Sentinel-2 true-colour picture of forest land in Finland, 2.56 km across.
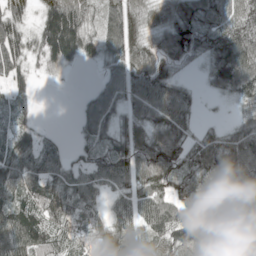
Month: May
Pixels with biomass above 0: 86%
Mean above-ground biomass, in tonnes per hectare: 84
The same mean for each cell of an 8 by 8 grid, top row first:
77 97 96 79 84 74 66 98
95 105 102 75 91 101 76 139
73 16 1 79 115 61 41 143
44 0 42 96 91 111 3 43
81 42 38 72 98 109 72 97
107 91 66 103 105 100 98 111
112 110 83 58 106 104 83 116
160 111 63 88 58 101 137 96
